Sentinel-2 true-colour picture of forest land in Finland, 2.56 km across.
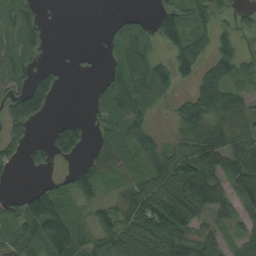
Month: August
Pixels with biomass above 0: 68%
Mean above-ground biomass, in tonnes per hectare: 71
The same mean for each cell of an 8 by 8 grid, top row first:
85 10 0 9 16 81 76 34
84 21 4 18 55 85 70 58
83 50 1 70 84 72 83 79
79 39 1 69 63 56 141 100
56 50 73 84 69 58 122 80
8 21 64 74 92 129 119 114
64 149 46 84 128 160 109 65
114 140 95 89 92 115 69 44
